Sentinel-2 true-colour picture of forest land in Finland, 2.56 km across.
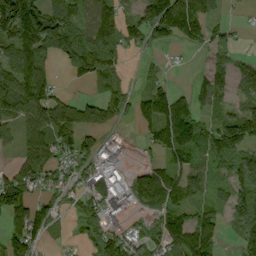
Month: September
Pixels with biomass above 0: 72%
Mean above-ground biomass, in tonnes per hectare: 87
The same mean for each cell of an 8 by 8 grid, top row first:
245 151 88 98 108 207 86 10
116 119 112 88 55 36 53 21
140 69 40 64 34 10 91 69
130 155 124 103 82 140 60 70
58 127 109 41 37 103 86 75
101 82 73 102 65 78 51 103
128 77 73 95 65 100 64 99
67 42 21 124 73 110 103 61
